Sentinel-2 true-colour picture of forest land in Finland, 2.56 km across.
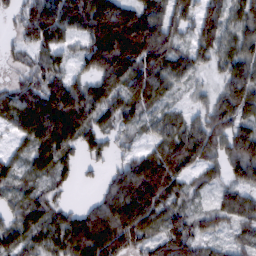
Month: February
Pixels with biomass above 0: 89%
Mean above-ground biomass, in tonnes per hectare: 87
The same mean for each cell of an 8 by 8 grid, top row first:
51 141 141 191 132 95 81 71
35 79 54 216 212 93 75 75
45 87 58 98 128 60 24 105
77 104 147 71 71 35 70 72
35 103 66 38 33 99 97 100
48 65 31 46 169 105 51 81
56 86 40 98 147 75 44 84
77 76 136 160 101 131 49 46
